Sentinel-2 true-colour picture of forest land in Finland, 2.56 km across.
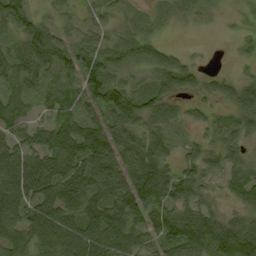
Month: September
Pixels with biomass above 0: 87%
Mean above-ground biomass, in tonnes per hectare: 58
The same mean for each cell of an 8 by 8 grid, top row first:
64 22 22 33 17 35 22 16
36 93 48 45 62 21 4 18
46 37 56 67 37 97 33 35
42 25 38 81 74 30 30 65
57 55 91 80 68 27 37 40
112 93 92 89 103 55 45 67
93 84 83 92 102 63 35 42
72 82 92 91 45 79 83 104
